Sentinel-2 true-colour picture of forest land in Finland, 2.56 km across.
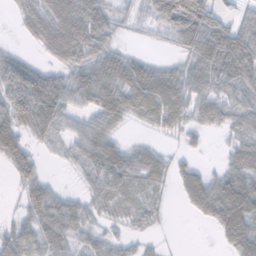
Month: November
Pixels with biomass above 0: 76%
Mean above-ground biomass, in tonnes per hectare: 46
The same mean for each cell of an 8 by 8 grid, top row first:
21 73 86 37 22 85 78 32
10 49 72 37 5 27 94 90
91 52 55 75 84 60 61 56
74 74 35 70 66 65 51 40
54 21 45 47 21 8 7 40
24 13 17 63 46 31 32 64
11 60 34 27 30 4 58 94
58 57 32 32 14 1 1 79
